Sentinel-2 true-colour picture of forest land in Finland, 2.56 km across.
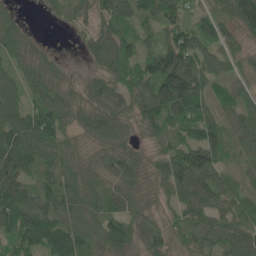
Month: May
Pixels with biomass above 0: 91%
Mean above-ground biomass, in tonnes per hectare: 85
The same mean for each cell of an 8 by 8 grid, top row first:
34 22 55 105 68 69 60 127
90 21 19 118 60 120 74 52
75 97 38 93 96 180 99 45
117 122 74 84 109 132 92 70
150 118 52 82 49 83 115 67
129 69 91 76 64 113 108 39
158 93 97 73 56 65 97 60
93 130 108 99 72 57 85 95
